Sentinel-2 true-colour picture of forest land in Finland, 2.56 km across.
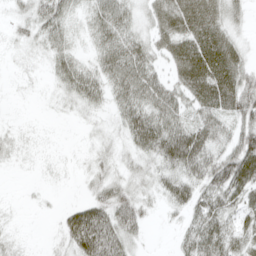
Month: April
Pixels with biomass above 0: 74%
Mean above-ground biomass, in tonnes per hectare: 32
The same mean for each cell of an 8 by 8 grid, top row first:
15 39 18 53 27 53 54 22
8 25 13 44 39 43 75 30
3 9 44 42 64 33 74 55
1 2 14 19 50 45 47 42
11 2 2 14 46 72 52 56
1 3 7 25 20 42 44 59
2 3 34 55 24 24 47 40
9 4 67 66 11 14 63 37
